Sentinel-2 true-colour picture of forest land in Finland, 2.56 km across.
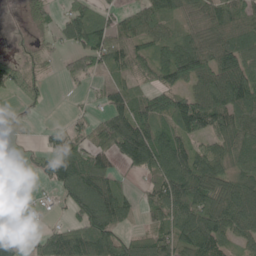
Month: May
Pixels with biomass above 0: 72%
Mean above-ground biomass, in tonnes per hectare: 73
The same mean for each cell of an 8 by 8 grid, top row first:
3 38 84 42 65 54 68 75
9 25 82 96 61 96 77 103
65 20 36 35 41 93 97 125
24 8 16 81 94 112 132 103
7 45 61 120 162 111 64 103
1 60 134 69 43 131 129 81
10 13 102 117 38 107 138 117
35 63 100 93 69 100 127 59
